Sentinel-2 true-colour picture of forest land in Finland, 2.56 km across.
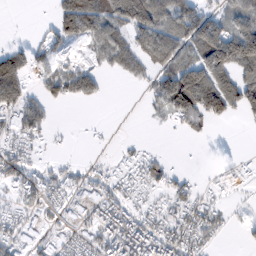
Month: February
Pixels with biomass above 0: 56%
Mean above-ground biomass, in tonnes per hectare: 49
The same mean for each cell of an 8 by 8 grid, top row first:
0 7 146 98 166 95 61 72
26 34 15 79 75 88 127 148
99 51 75 7 26 152 123 79
71 28 0 0 8 86 110 41
39 12 2 4 8 1 4 0
57 36 26 27 40 22 6 17
35 34 39 61 31 45 38 6
42 30 43 67 74 67 34 6
